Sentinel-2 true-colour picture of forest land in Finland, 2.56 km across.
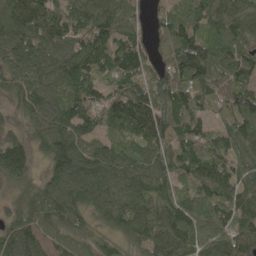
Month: May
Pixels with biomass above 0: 95%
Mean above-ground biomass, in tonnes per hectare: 125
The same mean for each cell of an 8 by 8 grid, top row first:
184 163 108 130 63 103 129 124
164 153 133 119 98 161 119 119
105 148 150 97 96 125 130 106
57 170 138 145 171 136 77 133
97 142 155 84 138 102 123 129
102 97 183 145 145 97 131 110
101 134 119 152 126 138 125 145
155 78 84 74 112 153 123 126
